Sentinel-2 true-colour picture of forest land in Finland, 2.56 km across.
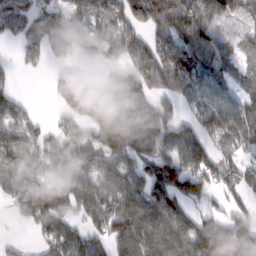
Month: February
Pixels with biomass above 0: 78%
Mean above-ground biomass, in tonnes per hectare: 89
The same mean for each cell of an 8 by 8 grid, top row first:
123 106 87 110 118 126 130 72
40 105 93 75 98 120 83 60
21 24 87 66 123 170 75 60
69 7 85 77 91 52 89 102
111 76 82 114 109 104 86 85
99 75 97 83 84 117 89 63
54 100 91 102 125 102 30 53
16 65 85 90 132 122 168 126
